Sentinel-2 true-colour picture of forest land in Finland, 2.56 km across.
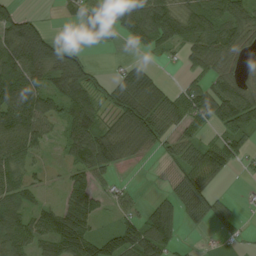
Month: August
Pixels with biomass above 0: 70%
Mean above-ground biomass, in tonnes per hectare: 66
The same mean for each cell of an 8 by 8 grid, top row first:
54 4 63 88 114 89 94 84
123 91 19 8 45 52 101 62
127 71 80 37 82 12 61 50
124 77 98 49 104 78 95 104
107 35 99 109 65 51 55 74
74 19 63 30 0 42 71 12
73 42 103 33 31 65 58 9
83 87 125 75 117 43 2 8
